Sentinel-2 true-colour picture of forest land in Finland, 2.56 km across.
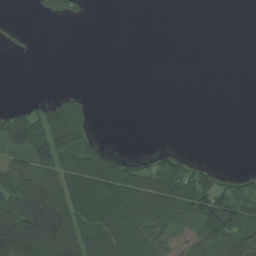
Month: August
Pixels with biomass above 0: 42%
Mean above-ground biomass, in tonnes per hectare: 54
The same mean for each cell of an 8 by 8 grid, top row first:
2 39 31 0 0 0 0 0
21 1 0 0 0 0 0 0
0 1 0 0 0 0 0 0
91 130 128 0 0 0 0 0
102 156 99 14 0 1 0 0
102 83 160 177 89 108 53 40
125 195 109 113 119 94 147 134
159 161 81 86 81 31 77 117
